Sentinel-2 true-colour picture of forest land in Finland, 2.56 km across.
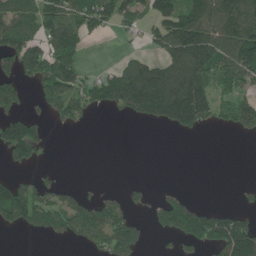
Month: June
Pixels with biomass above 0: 49%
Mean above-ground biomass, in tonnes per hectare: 83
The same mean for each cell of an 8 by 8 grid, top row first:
112 122 140 118 78 129 137 161
149 149 87 1 31 173 165 205
113 112 81 99 180 130 154 137
79 54 76 33 89 134 119 117
176 37 0 0 0 0 0 1
36 17 0 0 2 0 0 0
175 119 94 102 29 131 45 39
0 22 61 154 48 50 119 189
